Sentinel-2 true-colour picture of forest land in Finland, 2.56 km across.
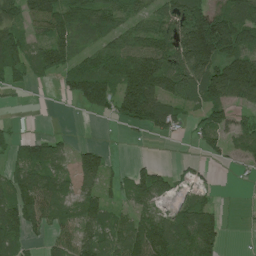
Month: July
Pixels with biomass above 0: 69%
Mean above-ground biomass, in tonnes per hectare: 79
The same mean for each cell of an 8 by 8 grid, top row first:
74 134 124 99 70 102 138 144
116 111 63 91 110 124 210 136
54 24 124 105 188 113 135 215
3 0 21 63 143 68 80 40
38 68 20 5 8 9 50 69
69 89 81 36 76 32 14 8
123 74 82 48 65 57 66 4
77 35 88 61 152 113 115 2
